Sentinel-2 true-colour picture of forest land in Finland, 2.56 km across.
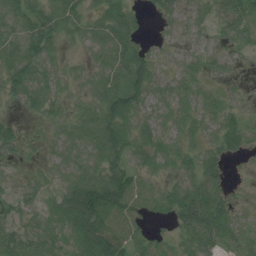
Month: July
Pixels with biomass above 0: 82%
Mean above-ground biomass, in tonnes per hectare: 40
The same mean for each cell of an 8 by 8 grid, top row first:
54 54 47 50 14 20 25 48
55 51 15 61 23 17 30 26
51 36 21 50 59 34 20 13
10 31 30 67 33 31 27 27
33 22 50 71 41 24 30 47
19 28 56 75 30 27 55 7
31 36 103 87 31 48 80 20
51 43 65 77 38 26 52 41
